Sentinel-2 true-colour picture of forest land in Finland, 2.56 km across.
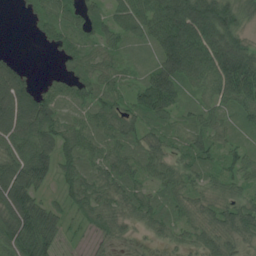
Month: July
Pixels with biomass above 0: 89%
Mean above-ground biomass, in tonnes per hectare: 60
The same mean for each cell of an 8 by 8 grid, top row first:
3 45 55 50 83 127 130 75
4 20 57 37 25 140 119 100
92 21 58 35 43 95 71 131
118 95 28 63 64 44 41 51
84 79 70 43 49 34 56 30
105 50 60 56 44 54 35 52
108 56 50 50 54 37 52 77
89 81 11 29 11 29 53 51
